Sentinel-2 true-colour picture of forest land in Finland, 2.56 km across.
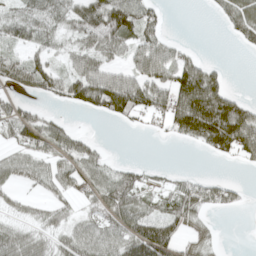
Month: April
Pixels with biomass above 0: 61%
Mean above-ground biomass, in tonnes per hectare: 58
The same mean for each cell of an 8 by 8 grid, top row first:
58 75 84 141 80 0 5 84
37 41 58 80 83 36 0 16
62 74 92 89 91 101 91 0
61 21 29 81 83 116 160 89
58 70 54 2 0 10 68 115
52 71 73 59 31 21 15 3
28 41 31 86 60 81 42 19
69 40 80 76 140 75 31 0
